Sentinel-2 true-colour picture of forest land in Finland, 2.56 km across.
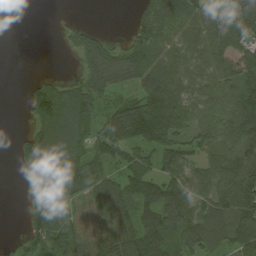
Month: August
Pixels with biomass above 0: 77%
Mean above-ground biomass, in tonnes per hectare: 79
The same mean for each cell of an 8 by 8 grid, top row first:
8 0 1 0 72 84 103 128
0 0 95 74 113 63 101 79
0 64 71 105 90 84 76 103
0 222 149 67 155 115 91 140
33 164 83 96 81 59 81 105
9 128 64 49 85 72 89 123
0 95 43 109 81 114 83 137
11 83 59 82 107 81 80 101
